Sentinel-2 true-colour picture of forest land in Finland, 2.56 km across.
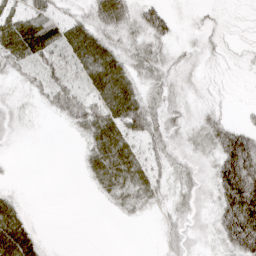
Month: April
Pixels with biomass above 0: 73%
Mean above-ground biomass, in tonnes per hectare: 28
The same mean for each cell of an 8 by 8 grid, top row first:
41 44 20 45 39 13 10 4
58 54 60 34 29 13 14 7
11 32 32 70 28 16 7 2
12 11 34 58 51 20 19 5
4 0 10 65 31 19 29 90
1 0 6 54 43 19 20 140
28 0 0 10 16 17 15 108
68 5 0 0 0 21 10 74
